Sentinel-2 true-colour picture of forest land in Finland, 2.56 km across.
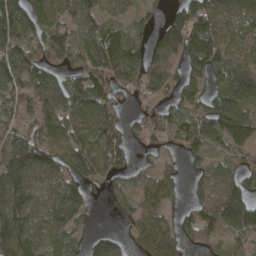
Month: April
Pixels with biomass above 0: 80%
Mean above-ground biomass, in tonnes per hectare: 91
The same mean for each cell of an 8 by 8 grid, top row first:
122 145 86 47 69 68 138 86
108 128 86 148 88 93 145 73
91 85 92 129 112 81 80 86
68 106 112 92 45 62 105 131
102 128 104 99 47 52 80 79
120 69 99 57 47 44 70 90
122 74 72 22 80 43 122 203
149 90 64 59 88 79 61 69
